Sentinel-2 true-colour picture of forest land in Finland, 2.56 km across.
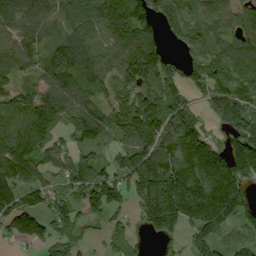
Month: September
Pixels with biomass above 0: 83%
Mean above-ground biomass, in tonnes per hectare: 115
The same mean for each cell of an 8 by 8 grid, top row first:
124 92 118 138 150 122 95 82
99 74 129 111 154 36 104 101
75 90 97 98 127 80 146 134
107 115 91 110 194 96 65 170
127 86 80 57 130 143 127 148
125 62 97 108 196 202 177 166
166 100 114 121 130 229 227 181
63 78 76 59 24 46 118 75
